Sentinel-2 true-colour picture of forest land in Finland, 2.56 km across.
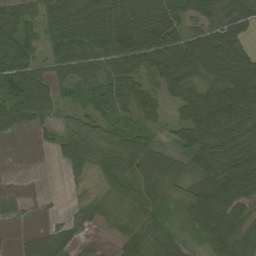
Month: August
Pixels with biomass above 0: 81%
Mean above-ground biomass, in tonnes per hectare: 56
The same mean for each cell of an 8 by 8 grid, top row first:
50 66 98 103 73 57 64 82
89 46 110 129 109 95 85 52
80 62 70 87 50 81 62 111
60 45 37 59 56 32 114 111
2 13 78 58 42 35 71 59
0 0 16 44 36 23 60 127
9 3 12 11 31 13 95 74
5 34 18 11 35 31 54 52
